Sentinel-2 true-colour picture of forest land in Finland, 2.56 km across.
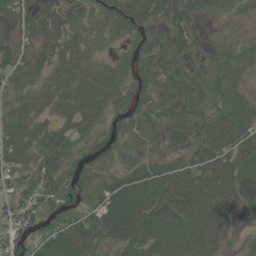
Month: June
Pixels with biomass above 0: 81%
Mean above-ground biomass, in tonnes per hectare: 31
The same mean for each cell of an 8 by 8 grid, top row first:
27 45 14 23 46 46 21 19
25 35 20 7 24 34 14 11
14 20 36 29 17 35 18 24
16 23 36 18 14 30 20 61
27 42 11 6 8 27 46 59
11 32 9 15 36 44 60 79
26 21 17 51 62 73 73 36
20 30 45 30 45 66 66 9
